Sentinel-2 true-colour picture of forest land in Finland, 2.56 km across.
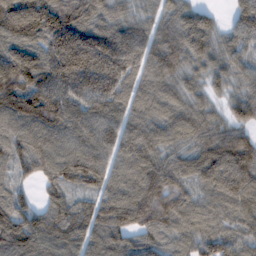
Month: February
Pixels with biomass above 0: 96%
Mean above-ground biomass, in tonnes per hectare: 125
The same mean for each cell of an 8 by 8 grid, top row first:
220 202 156 101 64 113 60 104
134 144 239 186 116 137 107 90
172 161 170 172 104 88 71 74
159 168 120 121 118 113 74 86
110 130 119 114 139 87 126 142
60 86 118 115 164 117 131 160
104 104 91 145 162 133 99 126
159 151 119 133 104 92 110 96
